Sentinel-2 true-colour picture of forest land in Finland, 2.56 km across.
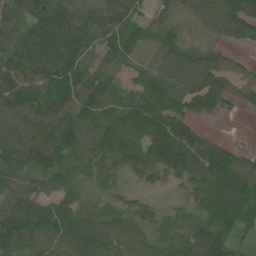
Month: June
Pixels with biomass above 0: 92%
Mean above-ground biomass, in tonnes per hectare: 94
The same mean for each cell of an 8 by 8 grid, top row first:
99 156 102 100 49 71 128 151
121 155 99 81 53 101 46 40
129 114 104 65 84 134 125 52
116 102 86 86 120 90 78 18
109 107 79 126 111 182 79 15
87 96 67 66 64 76 135 142
86 81 84 59 57 43 105 112
91 103 137 115 94 92 136 50
